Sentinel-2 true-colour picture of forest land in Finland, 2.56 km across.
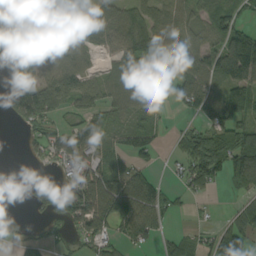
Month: September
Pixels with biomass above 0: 68%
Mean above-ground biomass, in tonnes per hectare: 74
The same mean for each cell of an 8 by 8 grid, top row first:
98 83 81 83 65 56 89 78
62 122 57 67 100 84 105 152
45 95 114 78 125 111 119 140
86 117 71 65 69 22 110 103
2 76 106 58 77 27 96 107
0 5 96 81 56 22 92 99
0 82 169 126 108 30 5 35
23 26 42 65 61 28 36 81
